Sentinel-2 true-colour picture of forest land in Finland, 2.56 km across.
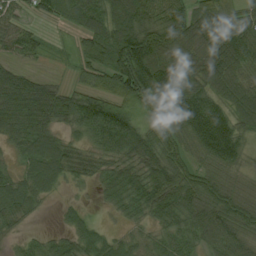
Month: August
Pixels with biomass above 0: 88%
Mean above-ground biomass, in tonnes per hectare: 67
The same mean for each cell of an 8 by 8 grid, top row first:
41 42 68 82 84 84 90 46
53 20 40 105 133 88 91 100
72 29 28 80 121 105 92 65
85 93 92 84 50 91 125 74
39 69 35 70 84 59 119 72
38 69 35 58 105 85 57 36
58 8 22 26 66 92 91 68
19 31 61 32 25 52 63 62
